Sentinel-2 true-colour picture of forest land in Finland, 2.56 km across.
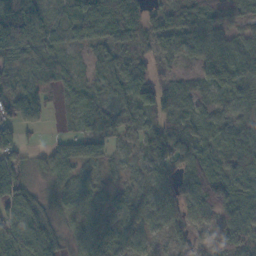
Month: November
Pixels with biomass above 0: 90%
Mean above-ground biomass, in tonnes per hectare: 52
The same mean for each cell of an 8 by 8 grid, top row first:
126 50 81 117 58 55 66 57
86 41 17 36 26 77 80 53
47 27 23 51 47 38 49 91
47 20 27 45 60 45 34 43
62 20 47 17 39 71 35 72
54 38 32 17 26 43 55 85
85 31 55 38 39 57 81 78
93 82 40 61 32 26 38 60
